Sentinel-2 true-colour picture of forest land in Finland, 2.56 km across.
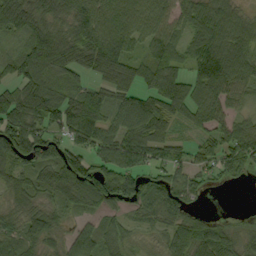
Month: September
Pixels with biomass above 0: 85%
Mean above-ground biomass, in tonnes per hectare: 75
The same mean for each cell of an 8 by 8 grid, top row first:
116 75 88 91 78 59 99 56
32 140 101 118 54 67 104 93
82 92 47 77 74 89 110 93
107 111 133 70 104 56 81 37
139 98 76 89 93 41 63 122
56 66 122 104 69 61 45 38
41 51 43 48 62 72 11 4
57 56 73 53 11 70 92 44
